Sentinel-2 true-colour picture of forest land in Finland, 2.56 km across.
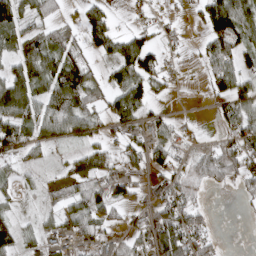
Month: April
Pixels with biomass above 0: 62%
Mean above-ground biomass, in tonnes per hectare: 52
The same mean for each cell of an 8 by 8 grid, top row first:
75 38 30 34 21 12 98 113
67 74 45 71 95 15 55 70
80 74 100 64 82 24 42 59
90 81 96 69 53 9 8 74
87 44 31 38 60 38 28 81
30 13 54 52 28 51 63 55
17 29 63 54 25 83 20 8
66 35 48 28 49 116 45 0
